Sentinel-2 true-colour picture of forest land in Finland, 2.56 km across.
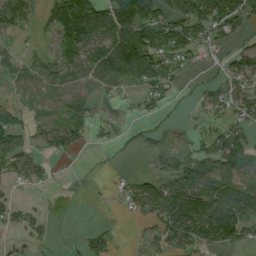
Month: August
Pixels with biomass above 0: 63%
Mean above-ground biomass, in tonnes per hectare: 56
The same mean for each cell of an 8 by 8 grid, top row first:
72 50 148 107 100 79 123 95
23 30 97 127 113 85 59 44
37 35 40 75 77 44 17 69
50 13 52 24 32 9 28 68
52 36 34 24 24 37 53 92
49 25 5 9 30 93 88 61
46 12 0 4 65 122 145 138
20 21 11 24 35 81 85 65
